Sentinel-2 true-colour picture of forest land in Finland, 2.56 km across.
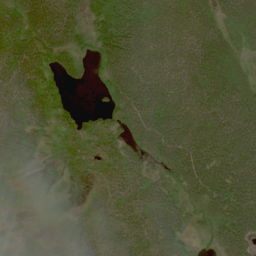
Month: July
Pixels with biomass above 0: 87%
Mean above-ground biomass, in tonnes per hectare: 47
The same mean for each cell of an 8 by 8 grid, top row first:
60 74 35 54 59 50 39 29
73 66 34 74 67 60 57 18
73 39 18 49 71 67 58 23
58 46 16 47 70 71 67 63
56 23 13 32 51 72 69 65
19 11 9 41 45 60 80 74
12 11 8 33 51 45 60 84
9 19 33 35 52 45 23 67
